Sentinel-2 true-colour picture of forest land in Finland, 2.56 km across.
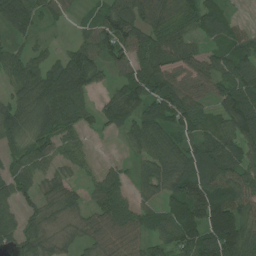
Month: July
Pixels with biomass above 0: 86%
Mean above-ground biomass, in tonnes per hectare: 71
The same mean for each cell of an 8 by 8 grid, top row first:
99 43 19 91 74 76 88 18
43 27 67 95 81 84 46 77
62 104 122 35 94 55 65 87
82 90 76 68 76 96 52 108
53 63 43 3 77 69 82 83
75 59 29 45 54 101 101 83
52 47 42 87 47 80 145 89
59 59 47 65 57 89 133 119
